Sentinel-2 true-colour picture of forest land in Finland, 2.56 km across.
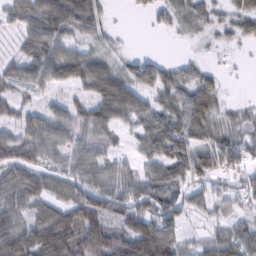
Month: February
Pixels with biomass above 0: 82%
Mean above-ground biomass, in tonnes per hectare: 55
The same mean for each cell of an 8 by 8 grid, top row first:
51 86 89 13 14 51 44 44
32 69 41 27 1 3 10 12
58 55 67 86 66 60 44 3
50 47 55 73 58 72 73 30
76 69 58 35 48 82 71 63
54 56 65 57 53 71 73 49
55 59 76 73 76 66 42 34
84 90 77 31 81 69 55 74
